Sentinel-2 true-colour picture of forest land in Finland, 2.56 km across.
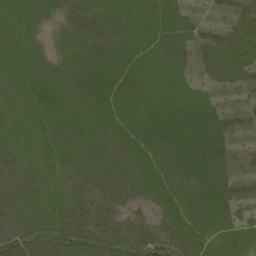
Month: June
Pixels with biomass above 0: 94%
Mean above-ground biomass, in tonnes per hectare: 46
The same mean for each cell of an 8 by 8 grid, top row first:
43 32 39 37 37 41 15 42
42 19 51 46 39 55 44 48
38 51 57 52 37 44 25 35
37 51 45 49 49 63 52 25
40 40 45 53 62 77 68 14
55 34 39 49 48 65 65 31
46 37 47 37 27 53 61 26
71 61 72 65 68 64 35 25
